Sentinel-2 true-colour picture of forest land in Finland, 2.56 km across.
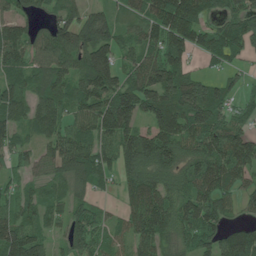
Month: June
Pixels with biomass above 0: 85%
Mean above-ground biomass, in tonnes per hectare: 92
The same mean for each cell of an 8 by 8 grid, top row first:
65 47 81 61 86 164 61 105
95 104 128 112 92 100 87 84
81 96 91 116 117 125 70 38
91 111 89 178 115 144 137 57
68 71 114 79 119 110 104 110
38 56 118 48 99 78 128 81
66 69 66 22 125 93 105 43
151 65 104 56 95 79 74 114
